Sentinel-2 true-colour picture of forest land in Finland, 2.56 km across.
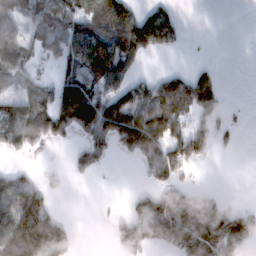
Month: February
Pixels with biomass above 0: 54%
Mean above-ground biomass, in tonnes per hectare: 78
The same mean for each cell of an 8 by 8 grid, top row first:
66 89 103 186 83 39 0 0
85 61 115 157 93 21 1 0
69 33 129 124 58 86 96 0
95 117 179 177 120 118 88 4
88 43 53 91 158 103 52 13
63 26 32 1 29 75 0 0
161 71 0 6 99 128 124 45
196 206 11 44 113 120 131 125
